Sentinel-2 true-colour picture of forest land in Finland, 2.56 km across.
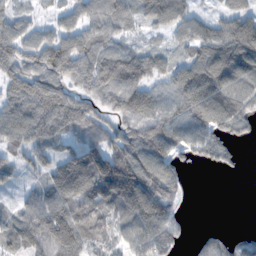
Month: November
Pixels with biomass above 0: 81%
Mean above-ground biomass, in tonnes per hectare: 78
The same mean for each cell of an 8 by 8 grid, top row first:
53 20 61 84 66 92 33 65
70 70 78 69 46 42 71 101
93 73 61 118 88 60 89 87
104 140 107 70 121 98 122 80
90 63 81 107 162 100 84 28
32 61 128 181 149 67 1 5
38 120 108 84 133 49 0 0
72 137 106 67 109 54 40 36
